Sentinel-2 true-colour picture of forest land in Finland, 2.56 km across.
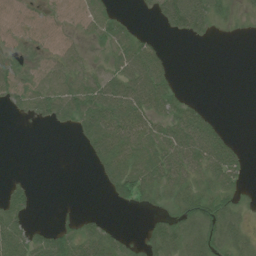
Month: July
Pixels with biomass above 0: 56%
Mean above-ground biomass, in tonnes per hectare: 35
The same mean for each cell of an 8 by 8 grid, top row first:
17 15 25 30 6 89 60 18
24 21 25 45 47 1 2 0
40 47 52 56 88 16 0 0
21 59 76 78 63 49 17 0
0 0 18 79 64 74 79 12
5 0 0 50 71 55 51 31
46 0 5 6 18 36 56 27
72 47 52 36 21 53 50 38
